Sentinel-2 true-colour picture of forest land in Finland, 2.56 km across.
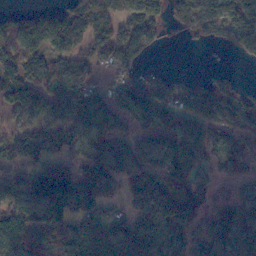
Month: November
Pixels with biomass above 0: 74%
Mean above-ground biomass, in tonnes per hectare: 75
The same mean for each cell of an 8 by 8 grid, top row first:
39 56 97 64 81 51 85 123
79 71 59 80 57 2 9 46
102 72 85 27 32 22 25 15
73 89 93 77 105 72 82 90
90 109 87 76 59 103 66 57
52 163 92 88 148 135 37 48
69 143 96 41 106 124 49 69
79 100 125 103 83 53 48 55
